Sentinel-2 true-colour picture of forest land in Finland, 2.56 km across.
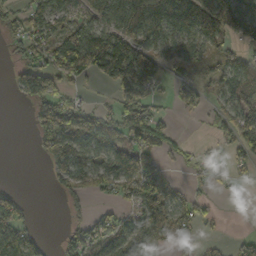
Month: October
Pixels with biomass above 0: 59%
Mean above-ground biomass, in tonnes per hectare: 64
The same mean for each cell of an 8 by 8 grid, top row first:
43 91 46 74 107 112 119 107
31 80 168 133 71 71 61 49
45 110 49 66 56 40 53 98
0 124 102 63 89 28 34 98
0 93 128 87 99 32 11 72
0 27 95 93 98 11 45 21
57 0 20 26 133 82 19 0
69 9 57 75 87 74 14 31
